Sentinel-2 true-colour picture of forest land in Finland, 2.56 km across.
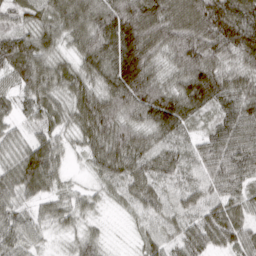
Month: March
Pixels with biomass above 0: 95%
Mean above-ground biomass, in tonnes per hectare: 73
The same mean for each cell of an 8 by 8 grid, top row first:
55 64 85 111 129 104 164 131
102 65 66 103 125 102 117 136
65 75 64 88 115 60 125 64
38 61 72 91 87 111 59 87
43 67 41 99 65 61 60 89
80 90 11 63 65 49 53 70
50 39 45 16 45 40 60 52
63 22 46 9 39 46 78 71
